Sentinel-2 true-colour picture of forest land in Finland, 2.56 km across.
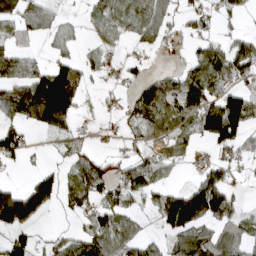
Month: April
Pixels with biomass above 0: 57%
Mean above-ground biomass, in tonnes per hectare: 59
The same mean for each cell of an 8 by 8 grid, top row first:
69 47 15 69 99 44 37 26
52 20 22 24 36 13 65 73
89 157 73 13 44 55 100 60
99 168 33 15 100 82 120 155
74 8 34 13 56 65 52 67
4 4 95 55 74 12 69 23
3 1 54 68 32 136 125 31
67 29 77 100 55 78 89 80
